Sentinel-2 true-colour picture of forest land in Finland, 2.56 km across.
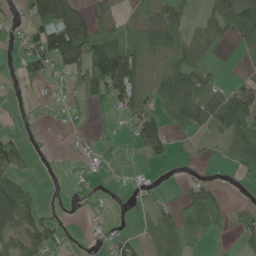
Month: May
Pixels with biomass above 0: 59%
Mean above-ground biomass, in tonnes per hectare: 50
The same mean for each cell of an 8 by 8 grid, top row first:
28 112 78 40 37 42 34 106
32 127 116 113 73 72 43 30
24 38 50 135 77 92 58 27
12 11 18 35 80 72 89 119
47 7 10 30 74 14 11 86
55 5 23 18 10 7 22 24
122 23 25 14 24 45 109 25
66 68 20 40 26 50 17 36
